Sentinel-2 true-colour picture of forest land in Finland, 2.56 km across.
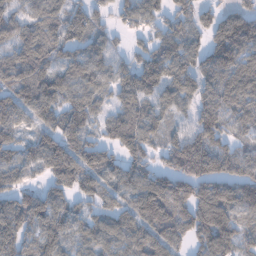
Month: January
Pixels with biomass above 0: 86%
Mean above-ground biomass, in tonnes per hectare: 101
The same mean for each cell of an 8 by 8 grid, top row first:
78 90 90 62 108 101 67 95
87 105 84 54 55 98 98 134
106 119 118 77 128 106 88 132
102 96 119 68 98 59 101 94
75 107 117 77 108 92 124 74
74 83 131 90 115 144 155 125
113 115 62 72 131 119 174 115
127 108 74 93 102 86 137 103
